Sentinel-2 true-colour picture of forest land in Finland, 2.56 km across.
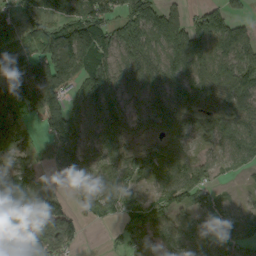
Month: September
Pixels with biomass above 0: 82%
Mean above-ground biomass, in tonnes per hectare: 80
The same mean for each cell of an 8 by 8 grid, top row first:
71 102 102 84 160 74 106 39
72 98 124 102 124 141 121 127
131 134 83 98 99 109 118 127
103 75 80 122 85 97 77 93
78 45 76 103 39 66 36 81
70 25 72 59 54 67 33 18
72 91 40 61 68 57 21 28
83 92 32 16 88 74 66 59
